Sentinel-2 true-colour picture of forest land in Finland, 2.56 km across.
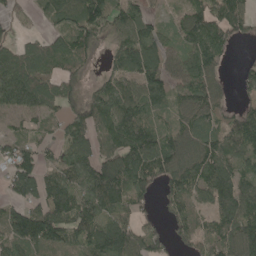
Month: May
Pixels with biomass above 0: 81%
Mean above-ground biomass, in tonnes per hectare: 90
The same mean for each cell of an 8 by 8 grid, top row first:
30 62 122 106 79 34 119 106
72 91 87 53 130 53 118 15
148 100 68 81 120 71 87 45
76 68 100 135 100 63 87 53
83 39 81 110 140 91 88 90
131 77 99 153 118 101 116 91
68 131 112 106 46 56 70 119
115 134 88 142 85 43 56 101
